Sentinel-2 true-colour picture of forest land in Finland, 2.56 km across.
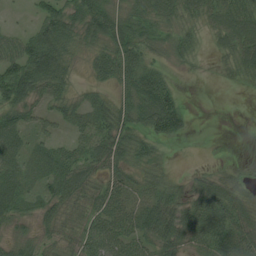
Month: August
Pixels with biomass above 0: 79%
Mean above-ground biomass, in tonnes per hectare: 42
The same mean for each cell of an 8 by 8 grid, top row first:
3 61 56 60 46 43 40 65
54 89 29 58 50 32 12 53
103 74 11 45 79 14 3 22
58 28 40 54 57 70 0 0
50 31 36 65 37 12 0 0
56 39 54 41 30 9 25 17
44 32 44 58 48 52 66 51
34 26 39 60 47 59 64 65
